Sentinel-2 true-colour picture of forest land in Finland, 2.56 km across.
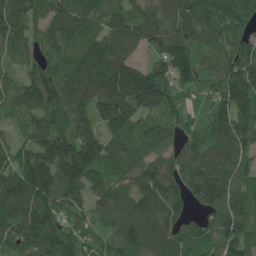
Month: May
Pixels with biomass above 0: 95%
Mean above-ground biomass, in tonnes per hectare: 144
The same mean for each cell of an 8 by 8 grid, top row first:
179 139 154 105 113 139 190 199
117 117 145 164 78 207 97 127
87 184 171 244 212 169 111 201
104 160 151 195 108 102 99 170
90 169 238 112 93 81 138 144
155 179 195 117 143 121 164 134
198 197 111 126 143 99 107 122
156 185 129 108 151 128 111 148
